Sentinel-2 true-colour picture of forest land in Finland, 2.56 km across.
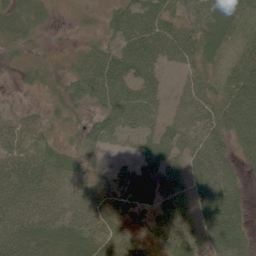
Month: June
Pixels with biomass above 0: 85%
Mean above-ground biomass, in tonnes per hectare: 44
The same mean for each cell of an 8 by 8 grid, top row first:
56 24 10 38 72 37 54 34
25 7 22 51 86 70 46 26
9 26 56 81 70 14 37 34
21 24 21 65 70 36 46 57
46 32 37 37 42 49 18 55
71 61 40 23 36 66 4 7
71 66 64 39 35 62 26 19
72 61 60 50 32 67 62 87
